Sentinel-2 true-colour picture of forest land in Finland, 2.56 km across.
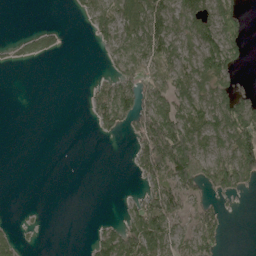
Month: May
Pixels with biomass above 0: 46%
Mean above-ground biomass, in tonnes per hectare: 43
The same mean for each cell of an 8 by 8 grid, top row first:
0 0 19 55 111 63 72 42
12 32 0 44 76 59 80 43
0 0 0 46 77 76 73 13
0 0 1 105 81 79 81 89
0 0 0 2 87 157 63 80
0 0 0 0 54 123 104 86
1 2 0 0 80 62 46 3
34 0 0 81 137 60 70 0
